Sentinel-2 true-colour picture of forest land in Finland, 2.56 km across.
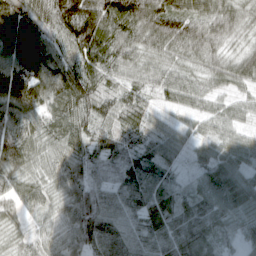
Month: April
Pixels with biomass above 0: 97%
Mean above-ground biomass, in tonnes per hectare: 73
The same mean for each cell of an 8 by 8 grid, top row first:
90 97 152 110 112 96 79 58
96 81 120 99 64 60 70 38
138 110 120 57 62 71 51 60
94 73 100 71 64 40 45 42
117 65 79 70 62 57 46 55
65 56 62 33 85 28 63 61
41 42 94 65 73 64 69 70
38 49 91 87 66 84 61 45
